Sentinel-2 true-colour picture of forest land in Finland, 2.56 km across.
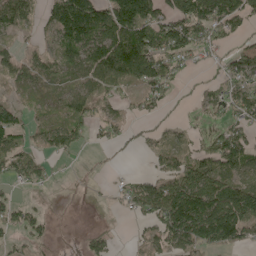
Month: May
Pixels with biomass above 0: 63%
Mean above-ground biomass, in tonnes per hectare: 56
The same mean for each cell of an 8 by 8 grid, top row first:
72 50 148 107 100 79 123 95
23 30 97 127 113 85 59 44
37 35 40 75 77 44 17 69
50 13 52 24 32 9 28 68
52 36 34 24 24 37 53 92
49 25 5 9 30 93 88 61
46 12 0 4 65 122 145 138
20 21 11 24 35 81 85 65
